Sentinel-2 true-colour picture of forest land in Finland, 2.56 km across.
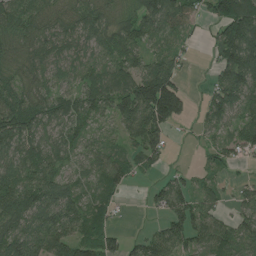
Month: July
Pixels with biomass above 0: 82%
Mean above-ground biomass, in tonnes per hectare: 75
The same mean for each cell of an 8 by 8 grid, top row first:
80 71 80 66 104 106 56 188
75 93 72 88 67 54 22 157
65 70 74 112 133 81 21 122
94 84 82 79 154 120 62 78
110 81 58 45 102 6 24 61
87 79 50 73 21 29 33 14
101 114 72 33 9 78 60 59
114 95 74 56 47 76 79 77
